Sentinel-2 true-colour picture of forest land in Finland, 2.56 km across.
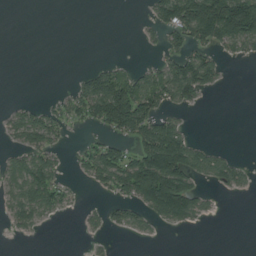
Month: August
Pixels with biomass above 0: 40%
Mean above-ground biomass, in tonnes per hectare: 44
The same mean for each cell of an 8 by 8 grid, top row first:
0 0 0 0 8 115 205 209
0 0 0 0 6 38 62 37
0 0 27 85 46 101 57 0
22 37 47 159 100 26 1 0
22 48 12 46 110 134 17 0
61 82 14 78 173 174 44 35
50 50 9 25 52 127 19 0
5 0 1 4 5 0 0 0
